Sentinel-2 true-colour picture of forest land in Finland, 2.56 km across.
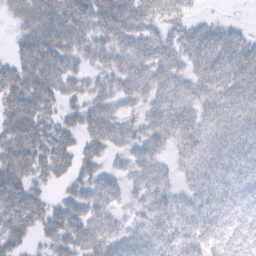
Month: February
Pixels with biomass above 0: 86%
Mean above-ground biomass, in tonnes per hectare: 50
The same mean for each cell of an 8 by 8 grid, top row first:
36 88 87 96 72 48 8 2
31 95 53 70 73 60 88 68
69 77 34 47 66 51 75 81
79 43 46 47 37 57 43 53
73 85 46 48 44 39 37 41
68 50 43 27 45 18 32 25
88 45 59 40 29 30 29 11
46 33 67 55 33 34 25 7
